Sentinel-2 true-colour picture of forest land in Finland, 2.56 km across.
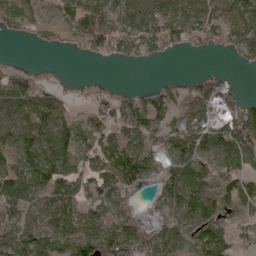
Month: April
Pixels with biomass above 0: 74%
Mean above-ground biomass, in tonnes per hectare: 65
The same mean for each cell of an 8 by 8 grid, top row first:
84 37 78 58 86 75 96 75
0 17 39 74 73 46 46 77
84 21 15 10 0 26 67 12
76 90 24 62 93 78 79 107
83 103 86 86 72 74 87 117
69 96 61 86 63 96 73 72
46 71 68 68 6 63 93 36
73 79 104 84 54 58 88 44
